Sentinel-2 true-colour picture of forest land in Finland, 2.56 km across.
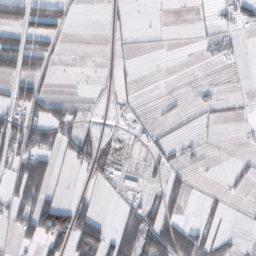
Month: October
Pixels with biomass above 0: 30%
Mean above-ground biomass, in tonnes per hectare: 23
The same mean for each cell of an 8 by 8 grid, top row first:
35 58 1 2 1 1 4 27
68 30 0 2 1 1 9 9
44 16 0 6 0 0 2 0
37 46 14 5 3 6 6 2
65 44 52 20 9 12 2 2
49 55 4 28 20 17 1 11
39 82 33 2 45 17 10 1
24 83 84 51 85 79 32 8
